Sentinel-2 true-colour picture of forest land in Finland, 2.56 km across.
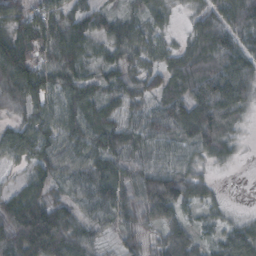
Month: October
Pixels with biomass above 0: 93%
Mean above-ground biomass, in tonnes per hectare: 70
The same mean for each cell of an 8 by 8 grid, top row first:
62 62 51 40 49 18 76 106
113 64 76 56 58 39 99 97
93 71 72 61 63 77 112 111
37 69 89 68 70 95 136 70
68 73 74 89 76 67 89 24
26 74 63 88 83 96 30 4
103 106 62 77 78 85 32 8
101 116 70 27 59 77 33 85
